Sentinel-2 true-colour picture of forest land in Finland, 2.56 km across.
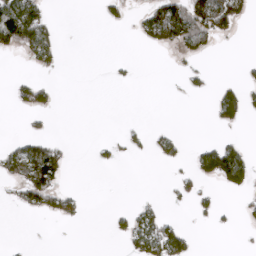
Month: April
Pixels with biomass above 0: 21%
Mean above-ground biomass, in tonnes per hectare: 26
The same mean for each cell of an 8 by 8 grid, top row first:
142 37 0 20 43 115 122 57
51 61 0 0 14 41 24 1
16 11 0 4 0 1 11 20
7 21 0 0 0 0 7 55
31 57 0 10 11 22 27 29
57 112 0 0 0 11 47 85
16 44 17 6 25 4 17 12
1 0 0 6 66 64 0 1
